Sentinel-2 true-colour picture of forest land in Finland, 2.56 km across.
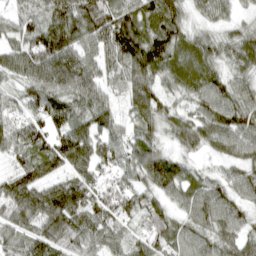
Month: April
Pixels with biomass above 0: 93%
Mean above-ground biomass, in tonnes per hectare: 75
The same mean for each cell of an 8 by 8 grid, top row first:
47 84 115 112 87 72 48 28
59 128 83 94 128 92 64 77
51 99 99 55 89 73 77 52
38 94 71 53 71 47 71 85
84 93 100 76 71 45 59 73
70 70 70 59 89 88 37 57
100 123 95 80 79 49 84 52
58 97 79 62 72 70 65 73
